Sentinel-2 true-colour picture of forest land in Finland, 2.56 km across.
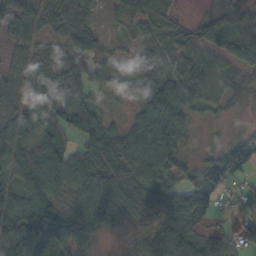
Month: October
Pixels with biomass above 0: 88%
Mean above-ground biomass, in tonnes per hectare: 64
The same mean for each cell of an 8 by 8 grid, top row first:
84 45 44 17 58 29 39 83
68 52 80 27 50 50 50 92
52 96 92 54 49 42 71 41
75 90 84 20 79 101 32 12
65 94 75 83 89 59 14 52
54 133 106 85 85 46 74 26
83 70 74 88 98 112 75 24
102 44 88 9 49 71 73 37
